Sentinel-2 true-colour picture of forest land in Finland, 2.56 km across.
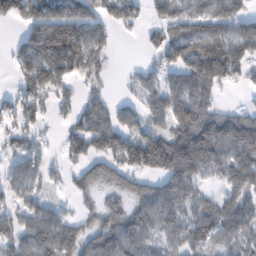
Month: February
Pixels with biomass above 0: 74%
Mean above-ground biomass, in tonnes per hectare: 90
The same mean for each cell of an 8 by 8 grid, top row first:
95 142 152 88 50 111 122 100
53 176 141 45 28 118 133 138
42 122 56 22 51 73 137 48
55 51 75 76 63 123 109 51
52 20 91 119 122 195 193 170
53 43 59 76 83 169 64 116
52 55 30 76 99 103 57 90
66 127 94 138 79 67 98 68
